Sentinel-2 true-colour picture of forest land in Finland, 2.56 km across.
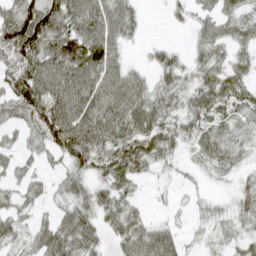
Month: April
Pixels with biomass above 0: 77%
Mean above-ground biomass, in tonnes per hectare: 45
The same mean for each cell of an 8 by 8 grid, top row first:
75 86 73 72 14 14 34 40
83 75 85 67 12 16 39 34
71 93 82 69 33 34 41 41
45 83 81 76 60 35 37 24
24 62 84 59 55 32 42 37
27 17 38 44 20 8 13 20
32 17 44 46 12 13 13 29
30 63 67 27 87 54 11 29
